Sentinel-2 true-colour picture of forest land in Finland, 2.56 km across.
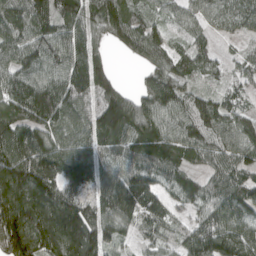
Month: April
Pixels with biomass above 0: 91%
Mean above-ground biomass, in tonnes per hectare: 109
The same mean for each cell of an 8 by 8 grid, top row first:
126 127 115 132 60 49 67 95
118 123 132 43 126 52 49 26
105 108 144 83 50 98 41 47
111 165 98 188 139 123 138 83
149 115 108 102 111 108 108 126
195 149 129 98 111 78 62 86
210 180 150 130 125 53 97 113
167 139 197 76 45 54 147 94
